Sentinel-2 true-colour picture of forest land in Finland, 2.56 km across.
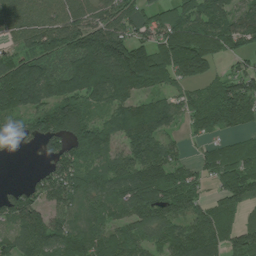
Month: July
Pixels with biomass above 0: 85%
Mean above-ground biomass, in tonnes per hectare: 104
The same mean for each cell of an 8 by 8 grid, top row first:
90 85 94 92 69 110 137 95
52 115 169 221 103 208 151 66
169 130 168 187 185 104 83 104
83 117 112 82 117 74 125 134
40 74 102 82 131 38 37 61
0 86 114 109 164 98 55 137
100 83 77 83 123 106 65 68
76 120 110 103 82 111 110 100
